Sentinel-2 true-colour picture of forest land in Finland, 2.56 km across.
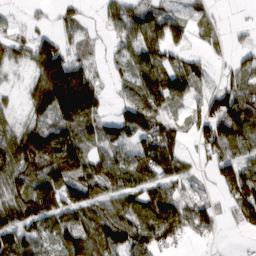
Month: March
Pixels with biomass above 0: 79%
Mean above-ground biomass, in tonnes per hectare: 82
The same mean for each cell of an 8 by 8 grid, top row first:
18 25 46 58 92 48 49 2
52 114 61 27 109 53 37 35
10 160 166 31 105 91 39 86
27 91 179 49 139 36 95 142
108 121 104 100 99 74 99 93
94 143 120 114 111 78 32 141
108 112 123 91 116 121 50 117
103 54 56 108 94 44 28 7
